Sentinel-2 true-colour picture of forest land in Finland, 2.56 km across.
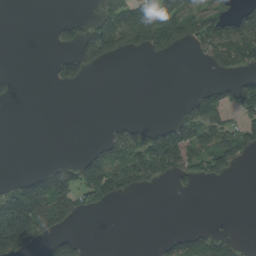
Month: August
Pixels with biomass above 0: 33%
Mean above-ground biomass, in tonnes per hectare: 56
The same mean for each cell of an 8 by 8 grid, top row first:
0 0 14 99 99 123 87 56
0 5 80 102 94 80 68 119
17 10 53 0 0 0 8 47
0 0 0 0 0 24 91 62
0 0 1 75 125 140 85 109
19 103 122 158 114 81 66 4
247 202 79 20 0 0 0 0
237 89 34 0 0 51 78 18
